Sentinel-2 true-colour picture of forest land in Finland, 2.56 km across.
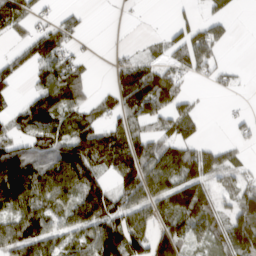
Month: March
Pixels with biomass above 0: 65%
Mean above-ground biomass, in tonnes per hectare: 62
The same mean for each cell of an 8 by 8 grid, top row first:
84 26 22 1 1 22 32 7
32 100 22 8 12 64 94 1
41 86 56 43 130 60 33 13
49 125 63 47 84 58 7 16
55 92 101 77 59 85 39 32
118 89 105 45 100 93 67 50
89 76 89 88 79 85 89 87
95 73 69 124 74 91 62 80
